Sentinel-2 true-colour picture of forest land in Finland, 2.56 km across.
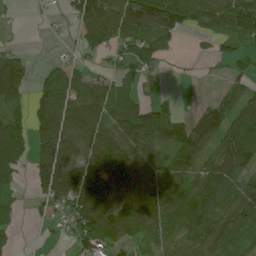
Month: June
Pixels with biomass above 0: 71%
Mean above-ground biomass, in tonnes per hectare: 81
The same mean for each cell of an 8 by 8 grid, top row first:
8 8 72 101 132 114 80 113
28 1 29 49 72 25 21 45
133 56 71 54 73 7 8 49
55 98 133 88 103 70 81 112
112 101 125 151 132 108 84 184
43 111 151 134 100 81 95 99
28 38 126 79 115 135 132 125
25 8 76 67 50 79 101 85
